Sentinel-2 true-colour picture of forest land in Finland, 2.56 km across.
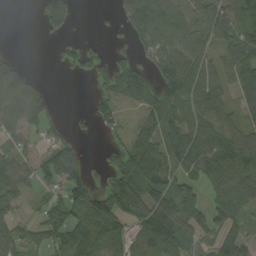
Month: September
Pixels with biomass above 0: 68%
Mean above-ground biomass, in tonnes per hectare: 67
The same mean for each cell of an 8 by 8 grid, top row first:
0 91 6 12 159 93 44 92
2 4 47 14 68 106 49 92
68 5 14 69 59 153 87 97
92 35 6 44 54 81 91 48
52 35 17 25 92 100 111 103
71 59 62 56 125 79 80 112
31 27 90 90 105 111 90 93
65 43 93 85 67 117 45 66
